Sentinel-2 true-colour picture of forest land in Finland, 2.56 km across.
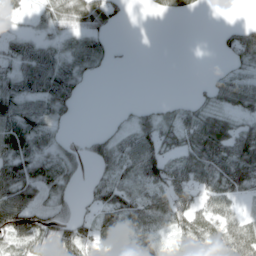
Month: April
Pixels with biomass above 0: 66%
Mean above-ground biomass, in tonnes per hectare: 43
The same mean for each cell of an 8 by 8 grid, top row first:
17 38 72 48 3 22 2 0
33 34 38 14 0 0 0 61
48 72 38 1 0 0 14 52
56 48 9 2 19 33 39 51
56 30 18 41 80 46 108 84
66 54 18 42 67 75 83 106
99 48 20 73 66 80 51 23
63 56 65 36 50 34 82 88
